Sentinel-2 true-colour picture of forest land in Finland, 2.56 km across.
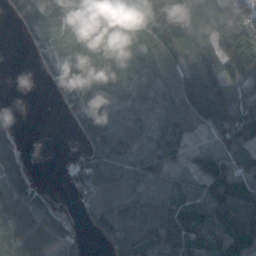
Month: October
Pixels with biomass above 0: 79%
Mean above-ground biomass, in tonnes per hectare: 74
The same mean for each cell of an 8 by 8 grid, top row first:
43 83 81 80 85 109 83 82
1 71 99 79 83 114 57 113
0 31 101 88 84 79 109 96
3 1 106 78 77 73 146 121
41 0 42 98 66 57 26 106
77 1 83 86 84 31 133 93
94 51 22 80 70 78 104 122
82 74 26 61 77 89 86 132
